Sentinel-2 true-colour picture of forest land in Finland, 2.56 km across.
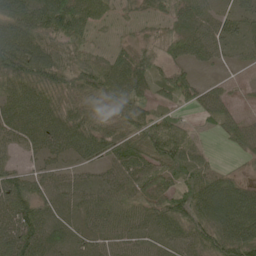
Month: May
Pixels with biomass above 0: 87%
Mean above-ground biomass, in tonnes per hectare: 52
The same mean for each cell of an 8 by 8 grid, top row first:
75 90 74 27 24 58 42 43
92 69 39 16 33 43 52 27
79 74 58 72 56 43 11 6
67 75 55 48 48 22 34 20
34 58 65 62 66 71 12 35
49 44 29 44 65 52 54 20
87 47 40 59 53 65 82 88
91 69 34 49 42 51 71 94
